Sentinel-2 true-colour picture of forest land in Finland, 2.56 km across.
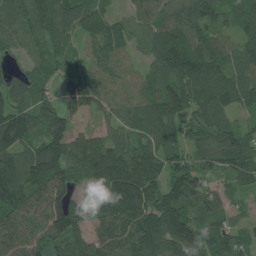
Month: July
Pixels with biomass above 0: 92%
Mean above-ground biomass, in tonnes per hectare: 103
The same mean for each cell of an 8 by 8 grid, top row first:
93 97 87 51 84 102 97 74
72 64 57 118 77 156 105 75
57 68 111 97 68 125 111 91
128 102 129 72 91 118 95 58
126 121 84 86 80 85 82 102
141 176 74 183 169 91 60 93
150 156 69 148 149 155 85 25
141 121 98 148 149 163 85 69
